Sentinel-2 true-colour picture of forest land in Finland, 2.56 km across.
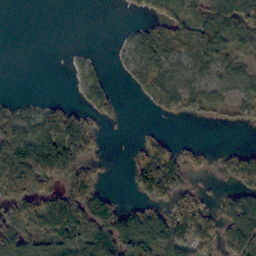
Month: October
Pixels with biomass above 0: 57%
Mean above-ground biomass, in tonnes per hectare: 73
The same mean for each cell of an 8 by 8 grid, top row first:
0 0 0 0 34 80 106 135
0 0 3 5 82 82 108 60
0 0 26 19 68 69 50 51
63 61 54 40 10 50 54 42
211 175 113 0 49 43 9 7
198 163 128 2 134 121 19 117
81 143 152 100 93 112 57 142
124 73 86 144 159 145 82 153
